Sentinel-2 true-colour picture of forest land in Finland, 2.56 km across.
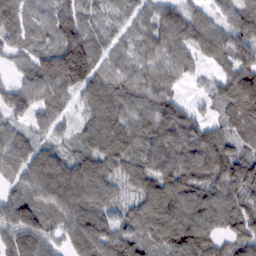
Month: February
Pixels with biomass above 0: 93%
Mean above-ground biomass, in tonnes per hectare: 93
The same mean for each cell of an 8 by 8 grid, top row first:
84 80 89 46 68 99 62 106
56 78 140 61 74 101 104 135
47 126 139 91 85 60 36 173
76 78 35 99 87 103 27 118
97 55 53 104 89 143 147 69
61 148 123 74 99 123 99 122
103 106 124 69 96 109 99 94
91 69 126 119 95 111 95 80
